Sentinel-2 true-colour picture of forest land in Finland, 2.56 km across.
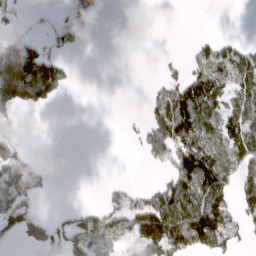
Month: March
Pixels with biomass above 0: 42%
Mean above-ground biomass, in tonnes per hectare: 60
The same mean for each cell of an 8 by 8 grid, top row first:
22 10 77 0 0 0 0 0
151 57 23 0 0 1 67 62
205 176 1 0 2 57 94 77
43 10 0 0 26 142 104 87
40 0 0 0 63 150 111 112
113 22 0 1 0 120 155 116
48 2 32 78 120 158 165 88
13 40 88 59 128 144 121 52
